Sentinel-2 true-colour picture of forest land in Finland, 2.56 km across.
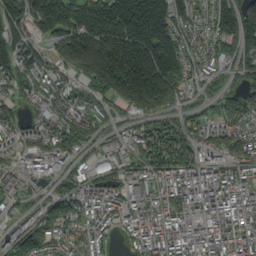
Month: September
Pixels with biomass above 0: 82%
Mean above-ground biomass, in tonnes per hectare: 109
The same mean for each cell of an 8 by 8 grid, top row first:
122 222 169 220 288 154 72 181
143 71 276 258 295 195 60 121
102 91 79 228 277 169 41 48
58 84 102 51 88 59 31 100
65 96 74 33 71 108 71 112
75 78 56 38 60 85 72 69
33 85 85 71 83 102 114 111
100 94 60 28 73 120 107 85
